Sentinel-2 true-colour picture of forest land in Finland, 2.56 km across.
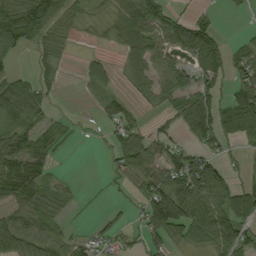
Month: September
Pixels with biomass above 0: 61%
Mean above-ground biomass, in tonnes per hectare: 48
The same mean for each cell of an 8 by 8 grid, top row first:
67 103 23 25 90 34 17 8
21 10 3 12 72 63 97 31
54 25 13 21 44 67 57 51
71 28 2 49 20 58 86 108
51 34 3 39 75 38 54 30
80 40 2 16 69 84 106 15
56 54 7 7 55 125 108 74
86 55 19 28 41 42 71 69
